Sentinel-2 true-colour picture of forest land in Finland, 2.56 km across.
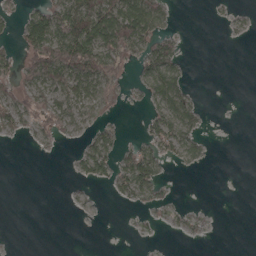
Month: April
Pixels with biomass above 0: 37%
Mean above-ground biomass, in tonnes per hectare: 27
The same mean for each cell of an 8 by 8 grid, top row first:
18 82 98 101 88 5 2 8
24 130 144 78 44 29 0 0
39 73 81 56 31 52 0 0
46 56 37 19 13 57 5 0
2 12 15 28 37 53 9 0
0 0 14 39 74 2 0 0
0 0 5 1 13 9 3 0
0 0 0 0 3 1 2 0
